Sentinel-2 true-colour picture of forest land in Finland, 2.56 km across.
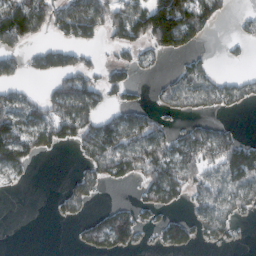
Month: February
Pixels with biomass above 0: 50%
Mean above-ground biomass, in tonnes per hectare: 63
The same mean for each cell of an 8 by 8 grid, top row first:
152 87 134 101 150 173 84 18
60 48 61 33 61 81 11 16
39 39 95 56 12 62 68 40
105 85 117 47 56 42 39 17
139 68 69 123 120 74 93 81
27 0 48 77 89 98 76 129
0 5 44 39 46 29 71 58
0 0 28 95 13 63 31 7
